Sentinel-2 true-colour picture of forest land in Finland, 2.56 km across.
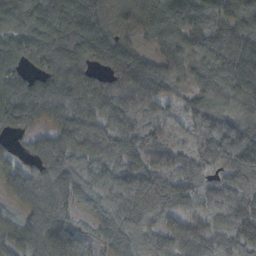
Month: October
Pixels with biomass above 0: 92%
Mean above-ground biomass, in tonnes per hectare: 118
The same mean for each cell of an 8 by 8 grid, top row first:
115 147 139 68 95 139 152 143
107 125 139 119 43 114 168 157
93 116 102 87 164 75 144 140
159 128 142 121 135 30 154 89
30 98 150 180 103 49 154 194
110 122 72 113 169 125 81 145
40 186 62 115 150 120 78 126
55 152 86 105 95 153 159 119
